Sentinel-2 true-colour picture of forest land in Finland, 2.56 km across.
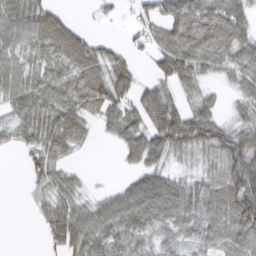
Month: March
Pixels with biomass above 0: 76%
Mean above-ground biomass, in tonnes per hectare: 54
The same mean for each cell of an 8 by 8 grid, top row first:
56 52 4 15 28 72 87 65
49 61 69 27 24 86 86 69
58 62 70 73 23 68 32 63
50 68 59 55 67 77 48 32
31 69 31 17 83 88 80 86
0 72 15 1 52 28 48 106
0 49 49 61 87 76 71 106
0 27 68 68 47 38 62 83
